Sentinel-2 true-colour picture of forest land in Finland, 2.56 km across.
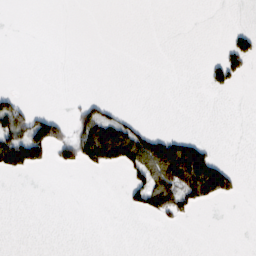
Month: February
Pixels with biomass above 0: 16%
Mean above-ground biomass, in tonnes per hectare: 22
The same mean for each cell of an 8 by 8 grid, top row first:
0 0 0 0 0 0 0 0
0 0 0 0 0 0 0 53
0 0 0 0 0 0 25 16
80 27 37 27 1 0 0 0
127 114 87 156 106 78 22 0
18 0 1 2 63 116 108 13
0 0 0 0 52 66 13 0
0 0 0 0 0 0 0 0
